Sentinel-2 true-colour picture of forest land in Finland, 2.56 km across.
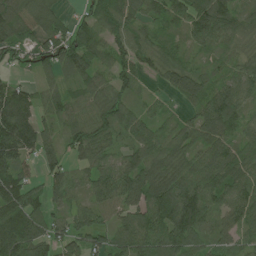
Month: July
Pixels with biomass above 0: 89%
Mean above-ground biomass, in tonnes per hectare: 91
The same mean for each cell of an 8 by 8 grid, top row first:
123 97 44 107 72 74 157 91
97 106 127 74 74 60 57 58
41 40 89 81 33 87 80 103
188 59 77 113 53 31 120 86
169 73 101 66 96 81 81 91
104 76 61 118 138 95 99 95
137 81 60 86 119 163 109 99
147 96 81 87 103 115 68 62
